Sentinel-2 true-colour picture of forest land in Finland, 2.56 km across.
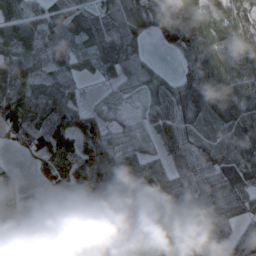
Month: March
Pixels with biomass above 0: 81%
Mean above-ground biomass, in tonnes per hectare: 85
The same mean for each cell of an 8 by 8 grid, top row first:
89 65 65 85 131 135 91 104
103 58 53 95 40 83 117 81
102 59 46 58 72 57 145 133
131 102 81 37 37 86 119 123
61 125 104 71 48 84 94 117
30 75 131 189 114 63 81 119
22 9 54 127 108 137 98 82
33 0 3 79 117 110 111 68
